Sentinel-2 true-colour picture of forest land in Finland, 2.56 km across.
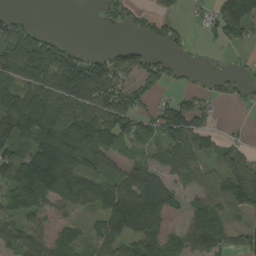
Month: August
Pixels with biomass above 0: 68%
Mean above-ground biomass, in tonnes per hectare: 86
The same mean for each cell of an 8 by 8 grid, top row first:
30 0 0 36 41 35 42 132
165 110 23 21 35 33 12 34
99 134 193 154 92 20 20 29
163 160 110 170 61 131 58 9
135 183 148 102 39 108 54 34
142 248 146 95 113 54 38 96
87 73 50 120 192 58 82 63
91 78 39 91 117 76 135 57
